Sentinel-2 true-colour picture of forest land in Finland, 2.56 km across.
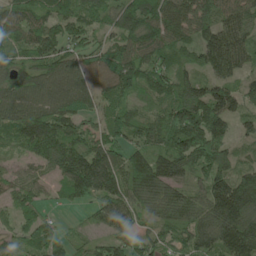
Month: May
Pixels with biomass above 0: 91%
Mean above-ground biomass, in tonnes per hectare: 112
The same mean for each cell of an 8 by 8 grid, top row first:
123 114 128 96 158 150 136 124
129 121 99 93 125 107 138 113
126 125 113 133 122 128 99 65
138 147 112 106 48 148 184 74
73 140 120 123 96 169 192 37
49 53 192 163 148 107 130 89
72 33 36 121 86 104 133 184
57 87 35 73 62 76 120 161
